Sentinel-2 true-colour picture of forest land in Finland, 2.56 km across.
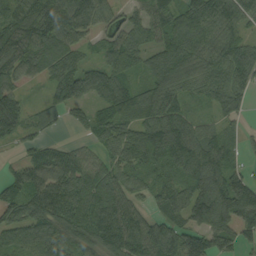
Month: September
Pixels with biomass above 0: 88%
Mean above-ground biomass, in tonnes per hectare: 98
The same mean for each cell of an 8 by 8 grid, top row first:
91 126 119 53 63 114 90 85
124 131 69 91 83 142 102 94
66 62 115 103 55 113 99 94
145 69 51 87 101 114 41 59
44 47 35 93 153 172 114 46
65 113 110 97 97 137 148 89
104 134 144 135 49 95 153 183
75 106 100 135 128 85 74 58
